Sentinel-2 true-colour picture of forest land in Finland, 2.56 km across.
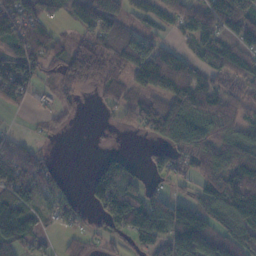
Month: November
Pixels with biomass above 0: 74%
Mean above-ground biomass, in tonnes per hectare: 66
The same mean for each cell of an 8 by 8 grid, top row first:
82 55 79 76 52 57 89 144
56 47 47 75 93 39 81 91
102 21 59 55 83 110 55 66
18 20 14 20 74 125 81 54
38 8 0 4 13 96 95 88
82 47 1 95 34 52 81 107
116 45 34 115 123 99 80 106
88 17 28 36 78 116 106 67
